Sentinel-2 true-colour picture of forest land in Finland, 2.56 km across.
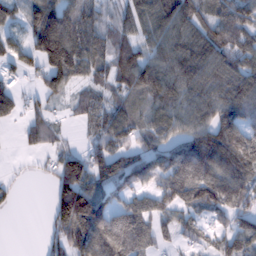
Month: February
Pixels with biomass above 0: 76%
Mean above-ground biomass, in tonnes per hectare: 84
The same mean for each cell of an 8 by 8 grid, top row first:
55 162 98 44 91 128 68 99
70 178 126 64 76 117 115 84
43 100 71 67 105 111 110 106
58 47 43 77 69 77 76 103
12 49 16 82 58 69 113 132
9 26 151 119 77 121 128 115
10 40 202 64 73 89 85 77
0 45 132 160 86 44 45 113
